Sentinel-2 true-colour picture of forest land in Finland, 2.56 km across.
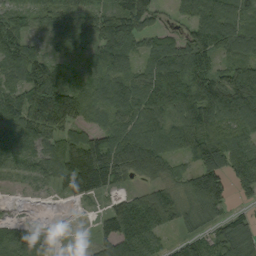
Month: September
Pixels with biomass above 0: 89%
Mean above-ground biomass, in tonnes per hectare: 101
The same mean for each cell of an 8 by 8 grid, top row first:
79 79 89 119 95 39 117 98
121 45 81 130 64 82 140 111
84 146 44 117 105 161 129 139
146 207 111 102 127 136 145 135
112 85 104 125 139 117 152 112
50 84 159 106 51 62 154 126
8 3 16 71 145 130 127 27
105 84 9 96 127 50 79 140
